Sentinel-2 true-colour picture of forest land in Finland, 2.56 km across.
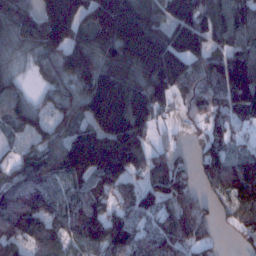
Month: January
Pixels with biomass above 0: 87%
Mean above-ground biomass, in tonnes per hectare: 119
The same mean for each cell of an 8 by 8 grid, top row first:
133 195 157 259 182 181 133 120
67 129 122 176 236 180 119 101
51 53 135 186 170 161 114 203
91 61 109 264 182 46 87 107
32 90 199 200 91 34 82 36
82 99 137 134 92 139 86 89
154 101 113 79 100 89 40 94
89 93 100 161 86 83 49 38
